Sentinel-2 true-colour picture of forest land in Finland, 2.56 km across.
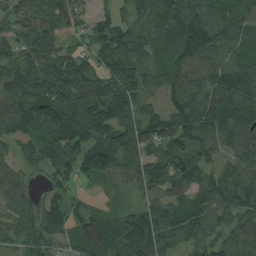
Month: August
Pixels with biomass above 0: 93%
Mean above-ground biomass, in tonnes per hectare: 108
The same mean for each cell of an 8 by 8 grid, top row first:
88 82 85 71 94 137 132 101
76 105 63 119 95 113 136 85
149 167 166 159 114 106 123 151
152 161 143 129 86 126 132 142
66 118 121 127 100 101 83 106
107 52 58 76 121 129 83 117
125 112 55 38 95 100 116 116
51 78 105 99 166 97 91 116
